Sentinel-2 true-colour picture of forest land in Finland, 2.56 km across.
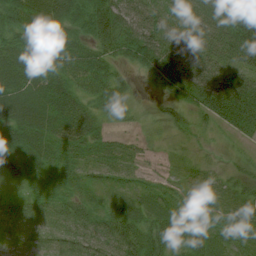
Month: July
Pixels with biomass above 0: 91%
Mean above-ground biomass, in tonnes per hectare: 54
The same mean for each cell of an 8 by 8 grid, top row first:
64 72 68 118 94 54 81 120
71 59 49 70 111 67 91 124
66 58 49 56 17 83 109 87
65 65 50 34 9 38 60 104
57 56 49 34 15 12 7 11
47 38 28 28 20 16 25 32
30 37 41 35 37 40 37 46
13 24 54 81 79 68 57 23
